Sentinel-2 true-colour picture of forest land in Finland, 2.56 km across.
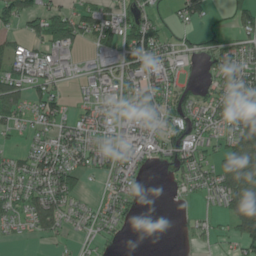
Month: June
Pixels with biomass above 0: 61%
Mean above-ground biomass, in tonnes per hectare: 50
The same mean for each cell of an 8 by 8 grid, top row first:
79 94 62 42 53 34 36 48
38 56 37 66 130 39 33 47
60 51 11 40 97 38 20 80
58 66 32 36 82 55 50 83
12 39 71 52 59 81 48 82
47 98 57 48 18 28 48 124
35 104 27 41 7 4 16 129
8 24 15 18 0 1 16 74
